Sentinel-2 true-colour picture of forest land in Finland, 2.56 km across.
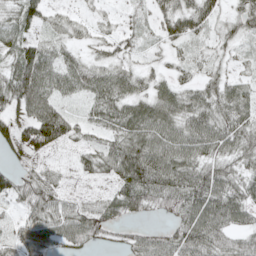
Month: May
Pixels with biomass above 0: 84%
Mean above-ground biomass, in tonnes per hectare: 53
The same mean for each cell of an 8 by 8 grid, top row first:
55 36 16 17 20 70 52 50
58 41 25 36 19 24 25 23
94 68 67 68 36 36 38 31
61 87 24 68 66 67 62 59
80 94 33 54 85 76 67 64
47 45 25 49 93 73 72 56
33 75 54 48 46 48 83 68
47 57 59 23 48 63 81 47
